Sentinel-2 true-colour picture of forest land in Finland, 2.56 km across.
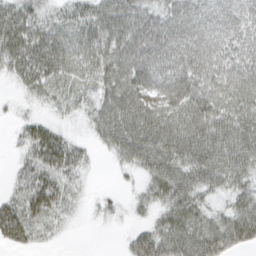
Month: March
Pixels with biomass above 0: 82%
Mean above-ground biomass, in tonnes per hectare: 42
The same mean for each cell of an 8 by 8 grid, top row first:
45 27 38 54 48 52 61 59
51 49 44 54 66 61 62 53
21 42 34 51 57 64 56 60
6 11 16 54 62 59 65 59
12 63 16 41 69 67 66 64
16 45 18 4 25 58 56 39
41 46 8 13 16 38 22 45
34 10 0 0 45 52 64 49
